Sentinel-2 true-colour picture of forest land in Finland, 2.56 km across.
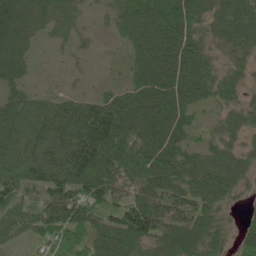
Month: June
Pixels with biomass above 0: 88%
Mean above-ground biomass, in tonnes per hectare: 77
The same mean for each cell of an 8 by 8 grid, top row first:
94 61 32 48 102 129 73 89
77 12 21 11 82 97 57 63
58 3 9 11 86 104 77 48
75 92 118 122 107 88 26 60
87 127 164 137 104 77 45 55
96 116 134 101 111 101 99 74
63 81 88 68 110 86 84 32
35 39 55 99 96 99 94 50
